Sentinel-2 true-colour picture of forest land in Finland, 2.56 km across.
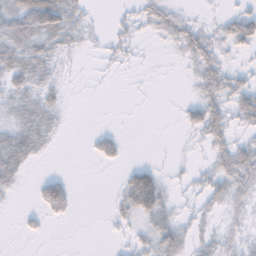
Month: November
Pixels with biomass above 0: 50%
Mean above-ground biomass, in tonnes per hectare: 19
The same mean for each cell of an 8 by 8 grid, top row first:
46 72 20 5 19 21 4 30
38 28 10 13 3 14 33 19
30 22 1 1 1 0 38 18
24 26 0 0 0 4 51 33
45 15 0 23 0 2 25 23
25 16 0 1 52 5 22 43
3 39 2 10 60 15 18 20
1 2 0 3 20 38 19 20
